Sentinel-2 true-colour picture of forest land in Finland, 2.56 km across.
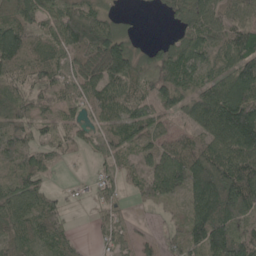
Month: May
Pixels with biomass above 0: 81%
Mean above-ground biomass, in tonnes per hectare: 73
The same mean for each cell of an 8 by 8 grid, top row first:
91 64 97 43 2 45 75 72
115 47 78 117 34 66 73 102
63 73 72 89 54 83 66 144
81 52 44 77 74 50 106 165
91 52 40 63 60 58 74 119
67 33 5 34 65 121 187 123
79 71 7 64 18 31 149 117
55 69 26 42 26 65 155 107
